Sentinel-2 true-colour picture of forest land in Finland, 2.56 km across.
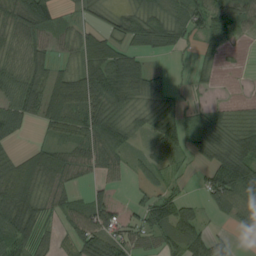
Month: August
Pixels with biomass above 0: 74%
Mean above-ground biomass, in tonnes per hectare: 55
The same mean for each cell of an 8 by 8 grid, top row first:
71 76 17 36 72 79 95 67
21 44 44 62 50 38 42 8
48 64 80 118 75 13 16 1
66 59 63 76 33 39 32 12
18 35 59 85 23 66 64 69
83 73 33 30 31 16 57 126
112 49 46 67 68 83 39 88
94 36 74 69 45 76 75 8
